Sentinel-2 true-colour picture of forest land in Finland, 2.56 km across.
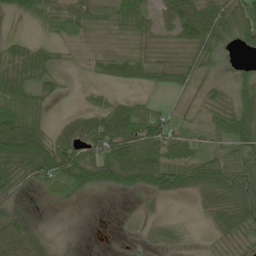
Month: June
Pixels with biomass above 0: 75%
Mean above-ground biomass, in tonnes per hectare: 49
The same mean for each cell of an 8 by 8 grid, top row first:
24 53 54 51 49 66 84 98
43 37 28 35 39 38 63 30
78 52 4 27 28 47 38 26
103 28 17 45 43 24 43 77
145 76 74 85 64 54 34 75
75 85 98 90 95 75 83 88
28 6 4 0 10 2 37 83
73 19 0 0 10 21 9 41
